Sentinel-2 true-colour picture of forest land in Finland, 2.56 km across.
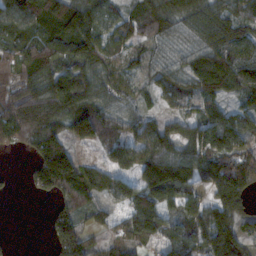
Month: November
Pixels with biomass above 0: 83%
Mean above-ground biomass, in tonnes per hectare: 93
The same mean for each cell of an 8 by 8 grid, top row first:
110 141 147 73 93 122 118 90
95 120 136 83 57 74 116 99
82 115 126 85 36 77 120 113
119 129 137 82 44 41 71 68
65 134 62 52 92 89 146 110
8 181 135 75 120 169 103 138
0 23 68 41 110 83 101 74
4 35 129 65 101 93 138 102
